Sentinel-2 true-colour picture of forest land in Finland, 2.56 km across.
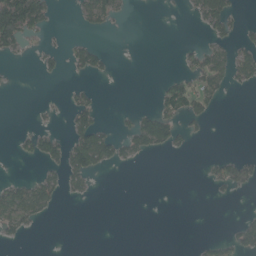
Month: May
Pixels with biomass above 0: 22%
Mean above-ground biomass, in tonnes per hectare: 21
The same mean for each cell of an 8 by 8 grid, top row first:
154 43 21 41 0 1 55 11
35 11 27 5 0 4 31 28
1 8 8 5 0 29 59 29
0 5 40 2 24 47 29 0
13 49 71 49 57 34 3 0
7 26 43 2 0 0 13 43
83 30 0 0 0 0 0 1
11 0 0 0 0 0 10 39
